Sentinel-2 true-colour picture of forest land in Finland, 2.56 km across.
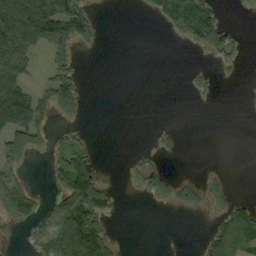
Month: September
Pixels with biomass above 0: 35%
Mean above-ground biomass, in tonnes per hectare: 34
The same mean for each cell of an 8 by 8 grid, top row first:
125 131 73 0 6 110 91 1
121 77 26 0 0 0 44 14
75 38 26 0 0 0 8 3
112 38 18 0 0 0 0 0
66 27 23 0 1 5 0 0
30 22 130 5 36 18 10 0
41 21 128 36 0 16 18 27
5 68 166 42 0 0 40 54
